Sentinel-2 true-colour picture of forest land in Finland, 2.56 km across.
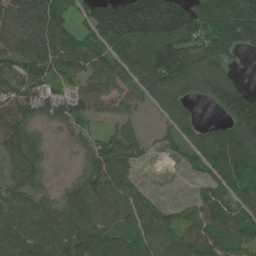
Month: June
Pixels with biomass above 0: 83%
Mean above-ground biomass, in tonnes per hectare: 111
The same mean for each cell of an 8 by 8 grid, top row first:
132 173 69 209 261 236 200 272
104 165 135 150 192 178 136 132
98 94 75 99 133 133 161 52
112 65 80 47 24 96 19 218
112 24 29 96 36 55 129 177
69 32 52 117 11 4 73 155
105 71 126 102 94 39 94 109
135 147 169 124 108 81 98 86
